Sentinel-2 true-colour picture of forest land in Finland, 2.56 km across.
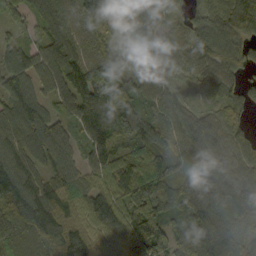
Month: September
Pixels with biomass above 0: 95%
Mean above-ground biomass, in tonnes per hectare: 88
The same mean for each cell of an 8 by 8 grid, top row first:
63 97 75 59 86 36 67 97
71 102 79 62 85 67 97 70
100 94 113 106 73 40 67 46
108 74 78 114 70 85 61 41
98 90 58 92 85 99 134 80
114 73 64 82 112 94 141 113
92 127 69 109 121 75 110 126
77 102 91 71 136 76 151 109
